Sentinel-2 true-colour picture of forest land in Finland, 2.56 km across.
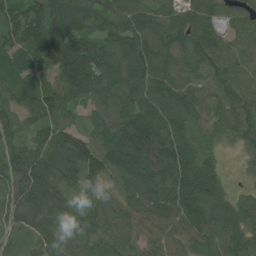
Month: July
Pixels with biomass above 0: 96%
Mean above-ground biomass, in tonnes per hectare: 92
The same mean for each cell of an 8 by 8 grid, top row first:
90 159 132 92 93 70 78 47
99 192 126 93 118 109 113 36
59 60 154 113 107 91 55 64
59 90 35 85 113 104 63 93
66 98 103 99 166 127 37 55
110 124 106 70 114 138 104 15
91 103 68 71 88 117 116 81
26 92 85 87 63 65 88 95
